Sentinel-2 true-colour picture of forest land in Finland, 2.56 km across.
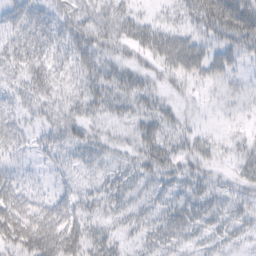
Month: February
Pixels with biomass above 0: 61%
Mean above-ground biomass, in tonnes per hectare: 21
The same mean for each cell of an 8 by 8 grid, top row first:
35 29 27 27 14 17 41 45
37 33 36 26 34 37 29 35
1 1 1 1 1 10 22 13
1 0 1 0 1 3 5 9
22 25 31 19 30 23 15 15
28 10 14 19 22 25 17 18
59 37 31 19 17 25 23 19
55 54 42 22 17 20 15 14
